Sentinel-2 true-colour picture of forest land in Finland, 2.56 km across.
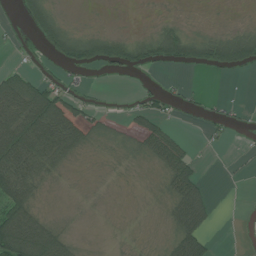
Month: July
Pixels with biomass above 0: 48%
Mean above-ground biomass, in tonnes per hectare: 34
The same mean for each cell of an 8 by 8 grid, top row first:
15 64 1 1 1 6 1 1
9 44 72 69 52 85 67 98
56 24 11 5 7 6 1 2
93 117 36 6 42 13 17 8
106 100 48 9 29 36 7 3
105 40 3 6 3 56 6 1
97 9 5 2 4 63 54 2
143 110 13 3 4 46 28 3
